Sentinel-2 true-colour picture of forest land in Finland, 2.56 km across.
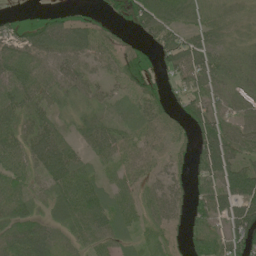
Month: June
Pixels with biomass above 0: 83%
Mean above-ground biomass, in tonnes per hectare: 46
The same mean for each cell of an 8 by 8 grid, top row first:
30 40 21 19 67 44 29 33
61 67 57 32 34 60 54 38
59 58 55 24 47 28 52 56
57 41 40 29 42 28 57 47
54 76 31 47 34 28 70 64
43 51 49 23 29 27 53 78
48 29 62 48 34 33 61 72
65 54 33 40 24 17 64 73
